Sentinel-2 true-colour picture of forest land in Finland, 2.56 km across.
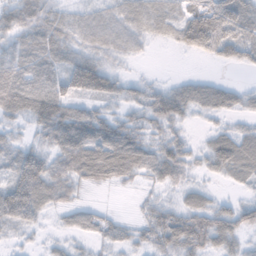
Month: November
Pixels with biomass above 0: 80%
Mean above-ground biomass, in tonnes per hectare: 51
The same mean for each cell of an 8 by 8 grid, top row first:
70 51 22 28 40 39 121 93
60 71 35 37 12 26 63 66
96 82 100 54 20 17 27 6
66 101 52 30 51 75 40 31
34 47 105 103 58 53 27 65
73 91 61 60 40 59 21 38
104 37 34 5 20 36 50 49
13 12 17 33 31 74 63 37
